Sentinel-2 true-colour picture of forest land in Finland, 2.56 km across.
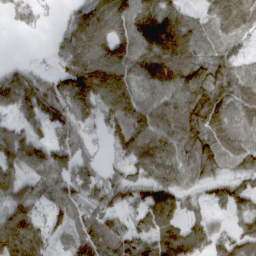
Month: March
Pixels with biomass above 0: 85%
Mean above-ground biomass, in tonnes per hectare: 104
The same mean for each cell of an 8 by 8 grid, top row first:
54 21 113 171 172 93 89 192
1 27 174 146 141 142 59 52
119 84 165 170 107 136 111 70
89 148 138 143 138 130 130 74
115 101 96 93 140 119 112 88
86 82 108 66 83 97 72 69
113 56 68 77 101 89 39 72
238 66 77 87 93 138 111 130
